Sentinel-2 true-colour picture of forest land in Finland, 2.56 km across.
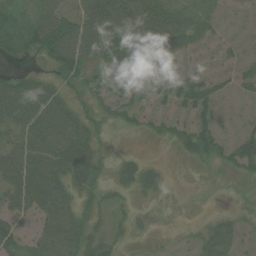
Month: August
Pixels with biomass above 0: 64%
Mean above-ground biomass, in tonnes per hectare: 31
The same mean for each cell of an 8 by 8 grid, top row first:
28 48 39 61 60 44 29 10
34 56 52 49 45 36 27 16
32 22 30 48 35 45 41 36
58 58 21 29 31 37 35 6
40 57 49 5 1 24 56 47
57 55 38 11 32 0 2 19
36 47 20 17 4 0 1 4
35 47 39 21 3 3 25 14
